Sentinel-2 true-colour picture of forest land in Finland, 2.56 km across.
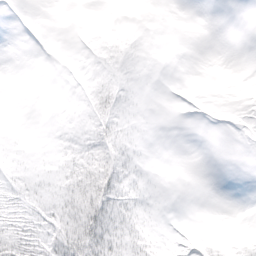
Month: March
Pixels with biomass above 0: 33%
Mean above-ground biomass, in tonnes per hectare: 6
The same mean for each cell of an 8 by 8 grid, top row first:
0 0 0 0 0 0 0 0
0 0 0 4 0 0 0 0
0 0 2 5 0 0 0 0
0 0 4 14 0 0 0 0
2 2 17 18 1 0 0 0
14 10 28 26 4 0 0 0
21 22 31 24 5 0 0 0
28 26 35 28 17 2 6 7
